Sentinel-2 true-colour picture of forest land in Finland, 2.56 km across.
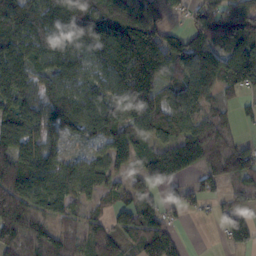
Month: November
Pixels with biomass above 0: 84%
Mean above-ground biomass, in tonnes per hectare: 106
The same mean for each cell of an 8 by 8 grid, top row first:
127 135 140 152 151 28 118 136
120 126 148 200 236 112 86 116
161 100 116 143 214 99 62 104
128 123 147 137 184 140 77 34
121 104 35 118 98 125 108 41
146 126 111 74 81 95 71 79
157 98 52 55 96 56 32 72
99 76 53 59 106 74 0 70
